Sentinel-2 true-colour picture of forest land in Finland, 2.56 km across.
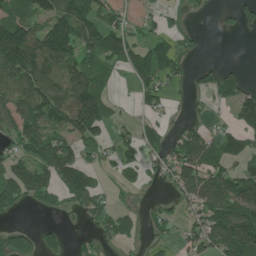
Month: June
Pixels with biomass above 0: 59%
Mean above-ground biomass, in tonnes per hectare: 91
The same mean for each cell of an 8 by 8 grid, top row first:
107 125 160 78 36 18 7 70
259 160 152 141 86 60 7 0
154 174 157 47 86 52 50 54
134 192 279 51 31 8 23 106
79 140 115 60 94 79 108 85
109 103 117 27 64 129 126 97
48 42 58 64 27 44 143 188
81 33 24 49 31 38 143 214
